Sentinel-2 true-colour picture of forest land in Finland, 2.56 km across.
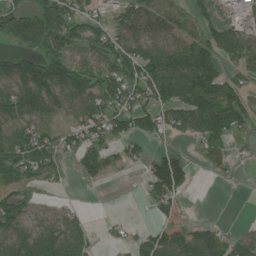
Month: June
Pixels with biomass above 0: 64%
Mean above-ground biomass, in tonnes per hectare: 77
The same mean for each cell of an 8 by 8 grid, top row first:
105 116 74 55 117 78 47 31
42 86 64 106 110 121 105 79
153 170 116 120 113 163 141 49
134 98 89 104 110 102 152 105
109 80 73 68 50 15 80 14
82 60 30 29 49 158 16 5
75 23 14 0 10 40 0 0
102 113 75 22 54 93 97 61
